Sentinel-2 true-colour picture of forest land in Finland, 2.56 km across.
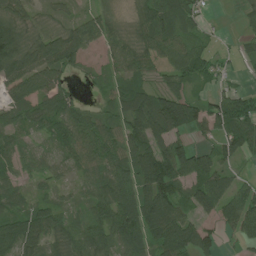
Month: July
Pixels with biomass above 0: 82%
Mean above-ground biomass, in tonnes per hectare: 60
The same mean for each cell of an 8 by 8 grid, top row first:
62 18 27 29 61 81 15 15
103 86 70 43 61 76 28 19
85 79 13 32 38 52 38 13
53 72 53 40 97 148 78 92
42 27 73 71 74 79 30 80
42 37 30 82 95 92 90 30
47 53 36 92 98 70 67 84
84 56 70 78 75 103 60 42
